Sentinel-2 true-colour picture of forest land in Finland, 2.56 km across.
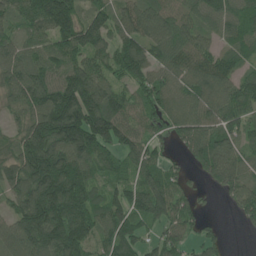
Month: June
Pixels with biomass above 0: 88%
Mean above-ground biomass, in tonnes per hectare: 113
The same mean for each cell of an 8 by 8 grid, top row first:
82 173 109 112 141 101 90 97
89 102 143 104 127 129 71 82
140 121 162 81 93 97 141 89
84 199 225 146 73 86 116 114
87 192 181 121 90 57 123 72
145 231 147 77 92 60 74 95
101 196 150 119 147 109 15 83
113 183 152 120 71 79 60 2
